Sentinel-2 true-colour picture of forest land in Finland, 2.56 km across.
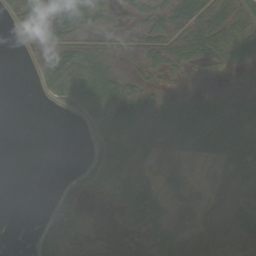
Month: September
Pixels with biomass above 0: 58%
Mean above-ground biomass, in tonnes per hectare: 23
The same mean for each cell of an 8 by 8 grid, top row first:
28 55 62 13 25 48 65 38
2 32 45 15 33 53 49 36
0 25 59 42 17 6 6 3
0 1 23 41 35 38 42 29
0 0 1 39 30 29 37 35
0 0 13 31 19 9 5 26
0 2 12 12 45 11 12 21
1 16 17 2 10 23 14 23
